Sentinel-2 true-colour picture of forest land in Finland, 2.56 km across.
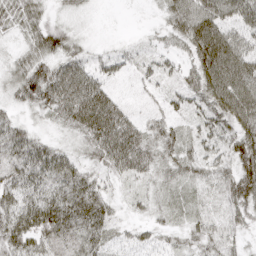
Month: April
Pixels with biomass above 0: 94%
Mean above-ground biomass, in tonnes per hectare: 49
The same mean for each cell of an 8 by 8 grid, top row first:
43 26 17 2 4 61 86 66
19 57 25 13 15 34 109 69
46 87 97 33 26 30 91 92
23 36 111 87 23 28 59 94
63 38 28 92 57 45 35 75
53 68 56 31 37 34 30 78
60 88 77 31 20 26 21 47
68 61 53 31 28 26 40 20
